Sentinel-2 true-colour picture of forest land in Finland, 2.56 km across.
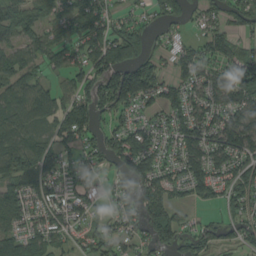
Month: August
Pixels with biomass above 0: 76%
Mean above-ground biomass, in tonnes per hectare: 75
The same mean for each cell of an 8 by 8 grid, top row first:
89 60 87 53 28 45 53 73
67 73 65 122 54 48 90 69
103 44 62 131 149 69 83 123
86 93 95 84 51 75 79 93
85 54 71 75 100 79 96 102
104 73 61 32 104 63 92 87
91 78 56 39 79 67 31 61
81 73 34 74 50 75 74 53
